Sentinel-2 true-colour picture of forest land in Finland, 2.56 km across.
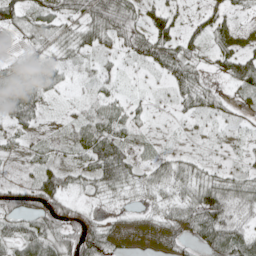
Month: May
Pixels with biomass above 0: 79%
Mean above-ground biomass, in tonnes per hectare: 43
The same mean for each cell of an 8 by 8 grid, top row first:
44 48 59 94 49 42 56 23
7 29 38 33 69 71 39 69
58 49 11 24 8 49 25 69
66 14 27 48 19 14 39 20
15 20 53 80 11 8 9 11
8 65 34 66 25 43 35 36
78 85 39 9 16 45 86 37
60 81 95 55 49 51 54 59
